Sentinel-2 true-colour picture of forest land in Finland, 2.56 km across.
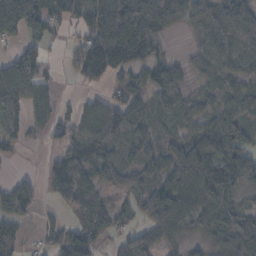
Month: November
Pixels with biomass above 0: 77%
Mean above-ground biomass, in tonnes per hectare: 60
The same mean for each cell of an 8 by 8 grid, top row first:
139 80 51 108 142 55 71 90
36 20 52 112 77 3 62 73
135 25 23 34 48 57 34 41
86 35 45 75 36 51 43 60
40 19 64 73 44 50 79 82
21 36 76 46 52 87 96 98
64 5 61 52 68 87 69 56
49 17 65 34 84 35 41 86
